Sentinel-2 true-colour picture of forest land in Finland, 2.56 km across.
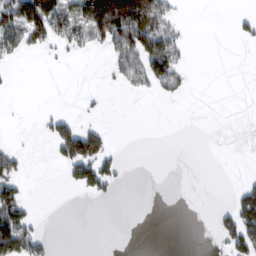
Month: February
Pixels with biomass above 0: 24%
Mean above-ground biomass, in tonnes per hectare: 35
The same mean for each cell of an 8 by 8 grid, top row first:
149 153 93 200 164 33 0 16
59 39 42 71 128 73 0 3
3 0 0 18 67 61 0 0
1 12 11 0 0 0 0 0
11 20 137 20 0 0 0 0
61 0 74 51 0 0 0 5
96 0 0 0 0 0 1 85
154 24 0 0 0 0 2 96
